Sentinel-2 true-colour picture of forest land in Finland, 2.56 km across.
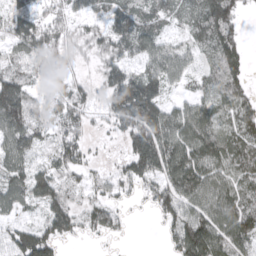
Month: April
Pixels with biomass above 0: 82%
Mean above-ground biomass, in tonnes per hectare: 85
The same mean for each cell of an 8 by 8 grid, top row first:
85 76 56 81 82 61 141 64
80 105 52 90 92 69 83 77
95 68 50 108 134 51 52 72
142 69 96 100 186 77 85 102
96 53 86 15 141 99 98 106
83 103 62 53 98 61 102 95
64 105 85 67 20 111 117 104
100 119 27 20 0 91 159 113
